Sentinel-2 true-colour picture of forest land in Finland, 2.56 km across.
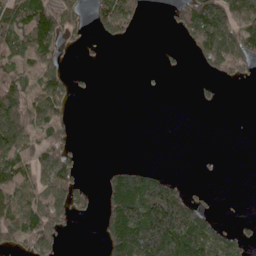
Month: May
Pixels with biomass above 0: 44%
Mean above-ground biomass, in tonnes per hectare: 69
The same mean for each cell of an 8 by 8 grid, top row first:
114 143 62 119 22 48 183 105
90 96 12 3 0 6 109 143
102 100 4 0 1 0 15 32
212 106 0 0 0 0 2 0
150 84 4 0 0 0 0 0
117 89 30 78 104 19 1 0
116 144 40 137 231 222 27 0
96 97 0 137 239 232 167 43
